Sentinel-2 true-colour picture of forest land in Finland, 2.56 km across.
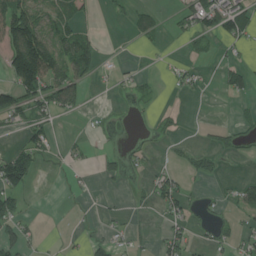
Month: July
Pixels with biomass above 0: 35%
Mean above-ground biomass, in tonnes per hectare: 40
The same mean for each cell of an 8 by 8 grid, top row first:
142 52 44 11 47 25 100 96
157 142 95 2 8 2 27 32
119 124 61 10 18 24 15 47
89 72 21 8 5 12 0 10
30 63 19 7 12 12 13 26
138 3 13 25 18 39 32 9
59 0 9 11 8 60 21 36
71 5 12 37 15 65 24 42
